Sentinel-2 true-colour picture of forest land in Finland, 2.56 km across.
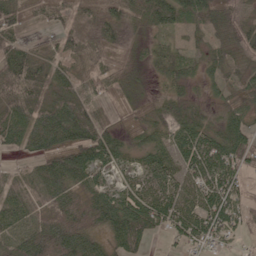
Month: June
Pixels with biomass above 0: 87%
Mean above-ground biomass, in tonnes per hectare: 59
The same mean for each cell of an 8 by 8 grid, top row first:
51 36 42 49 58 65 59 53
63 25 51 33 25 34 39 51
119 69 57 42 15 51 36 41
99 88 91 24 24 55 32 46
48 71 81 62 42 76 76 83
41 80 69 36 62 68 88 56
72 64 76 97 89 80 91 60
85 123 100 50 48 31 47 22
